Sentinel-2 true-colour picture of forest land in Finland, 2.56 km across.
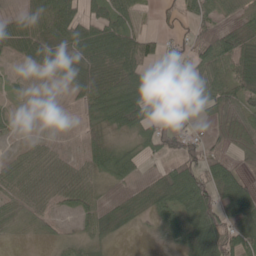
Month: May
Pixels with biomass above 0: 75%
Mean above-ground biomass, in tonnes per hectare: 45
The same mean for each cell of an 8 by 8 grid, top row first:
40 97 61 57 14 27 45 34
41 78 61 99 60 31 72 77
6 24 50 71 106 29 54 80
9 5 22 65 76 38 23 51
9 14 15 41 41 65 46 28
46 33 31 48 21 66 73 43
30 22 33 45 34 54 91 68
7 13 25 29 4 29 107 76
